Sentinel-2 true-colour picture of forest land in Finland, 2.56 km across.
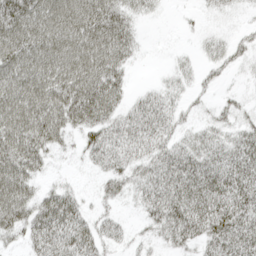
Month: April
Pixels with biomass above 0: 74%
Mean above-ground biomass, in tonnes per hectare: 41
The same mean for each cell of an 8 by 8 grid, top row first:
76 66 74 62 17 2 8 6
69 68 67 71 7 4 18 19
65 69 74 58 2 19 13 6
72 86 63 39 44 26 9 17
77 50 21 50 47 32 34 38
78 11 4 34 36 55 50 52
71 51 33 16 27 59 54 50
18 56 52 24 11 30 36 50
